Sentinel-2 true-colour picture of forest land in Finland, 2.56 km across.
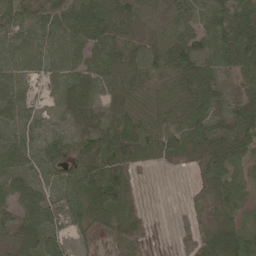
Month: May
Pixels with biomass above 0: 87%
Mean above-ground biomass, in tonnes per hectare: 57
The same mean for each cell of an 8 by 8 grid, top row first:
47 50 81 88 50 65 68 87
56 63 61 90 66 87 84 131
50 37 56 59 49 89 76 51
56 21 41 53 45 76 65 69
69 56 50 91 78 70 78 80
77 33 74 79 9 4 45 44
58 68 63 75 13 2 22 43
49 62 18 32 34 12 44 64
